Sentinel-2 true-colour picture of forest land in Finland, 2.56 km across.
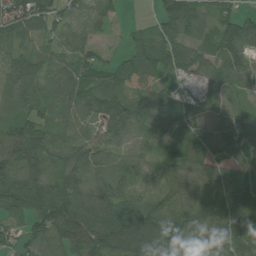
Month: July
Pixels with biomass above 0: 89%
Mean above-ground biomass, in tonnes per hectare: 72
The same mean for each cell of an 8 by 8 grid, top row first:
108 79 51 29 4 105 50 58
56 53 55 10 68 89 66 92
89 61 65 63 88 34 44 60
58 48 60 88 67 52 17 36
113 82 59 52 48 65 88 91
116 87 88 83 28 60 71 55
119 135 103 100 84 73 74 95
50 96 121 102 136 109 57 92
